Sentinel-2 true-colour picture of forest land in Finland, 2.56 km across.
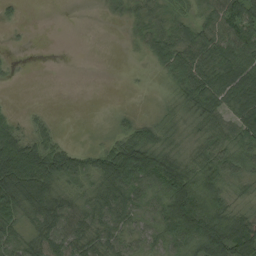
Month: August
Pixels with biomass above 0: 73%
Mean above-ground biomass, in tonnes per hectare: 44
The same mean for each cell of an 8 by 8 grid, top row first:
8 0 0 11 31 35 48 79
3 0 0 0 25 67 62 85
4 0 0 0 1 40 63 82
9 9 0 10 6 28 52 62
86 71 8 45 85 31 39 50
102 100 67 87 91 73 65 44
71 71 45 55 40 105 90 30
42 51 48 39 35 64 100 87
